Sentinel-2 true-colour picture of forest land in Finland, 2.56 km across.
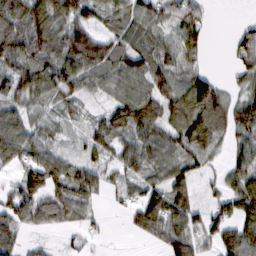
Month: February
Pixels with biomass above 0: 79%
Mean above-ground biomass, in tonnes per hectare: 72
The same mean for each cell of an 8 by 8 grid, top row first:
106 120 84 64 66 67 20 5
111 109 171 108 80 69 30 64
110 115 88 64 83 66 65 37
71 46 37 79 116 76 80 52
110 58 29 65 70 81 79 49
58 134 99 35 58 71 29 64
121 107 83 12 108 106 54 99
62 11 20 3 28 111 55 109
